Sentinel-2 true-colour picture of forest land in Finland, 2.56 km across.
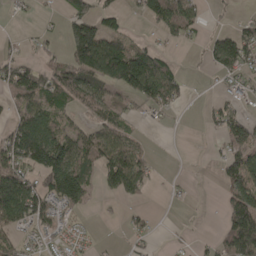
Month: April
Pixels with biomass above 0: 52%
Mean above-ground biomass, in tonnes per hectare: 57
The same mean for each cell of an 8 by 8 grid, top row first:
10 6 83 39 49 112 11 14
16 19 148 123 56 18 35 95
105 84 105 105 155 56 2 34
57 84 37 65 29 19 22 27
112 148 87 109 26 1 4 69
107 110 108 97 68 5 3 90
167 82 41 5 15 4 1 115
37 27 17 2 20 6 8 135
